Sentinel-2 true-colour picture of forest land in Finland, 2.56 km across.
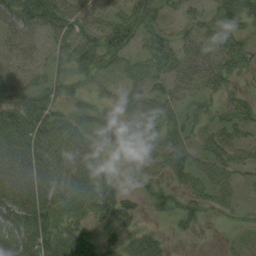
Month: August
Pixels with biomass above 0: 73%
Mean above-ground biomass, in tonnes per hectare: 34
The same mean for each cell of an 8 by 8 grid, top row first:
57 65 56 38 57 18 30 48
43 28 48 62 29 39 42 42
35 28 21 17 41 47 38 16
53 46 23 20 33 20 20 42
50 46 38 23 24 35 30 34
47 50 41 26 30 33 26 20
43 47 29 49 15 31 22 14
45 48 33 16 30 6 1 14
